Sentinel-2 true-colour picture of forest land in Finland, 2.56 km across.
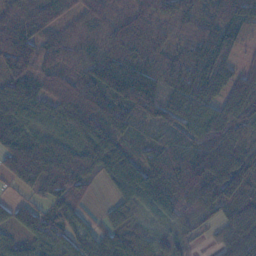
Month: November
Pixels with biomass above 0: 92%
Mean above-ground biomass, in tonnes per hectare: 77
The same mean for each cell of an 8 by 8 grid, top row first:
70 59 48 63 73 76 65 80
100 60 59 94 102 57 92 33
84 64 79 141 144 109 119 61
63 52 114 101 105 100 72 66
84 78 88 88 46 95 91 52
82 133 86 69 87 85 80 84
65 72 55 44 53 79 58 64
42 78 68 68 84 38 14 80
